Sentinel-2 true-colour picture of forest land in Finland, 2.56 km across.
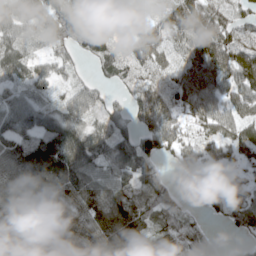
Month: April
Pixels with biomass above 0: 87%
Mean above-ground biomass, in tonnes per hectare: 66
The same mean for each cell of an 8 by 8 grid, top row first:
64 65 63 54 30 84 82 43
48 27 51 54 74 44 110 81
39 39 31 36 44 64 91 96
64 44 71 42 60 55 69 64
83 113 82 73 74 55 47 75
93 129 95 67 60 24 61 45
91 83 90 111 64 48 31 64
76 85 96 110 85 57 31 14
